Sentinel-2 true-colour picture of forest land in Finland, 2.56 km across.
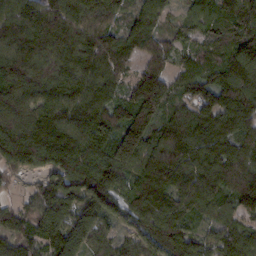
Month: February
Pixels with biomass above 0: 96%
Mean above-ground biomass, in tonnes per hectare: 135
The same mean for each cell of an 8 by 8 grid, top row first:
165 168 151 112 95 37 114 194
152 154 150 166 104 64 90 145
158 150 145 122 155 89 124 189
148 143 145 139 166 106 149 166
180 192 169 138 150 177 166 124
57 97 154 148 158 174 170 149
67 128 138 95 161 154 110 111
96 142 162 81 100 155 89 106
